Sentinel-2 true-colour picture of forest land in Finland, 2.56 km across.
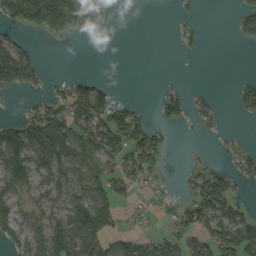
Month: September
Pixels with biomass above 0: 48%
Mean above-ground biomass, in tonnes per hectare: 46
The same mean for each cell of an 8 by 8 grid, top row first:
76 149 101 22 0 6 0 37
66 1 0 0 0 6 3 4
75 18 29 5 0 2 0 13
6 64 81 75 13 46 26 26
115 99 79 79 98 4 2 10
105 58 48 65 59 6 65 37
58 45 89 74 23 43 104 38
48 118 110 68 47 57 78 91
